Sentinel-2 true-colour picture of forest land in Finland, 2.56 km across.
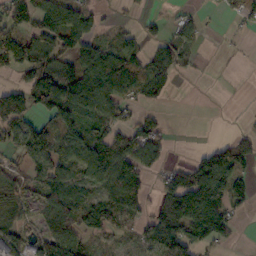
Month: October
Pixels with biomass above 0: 61%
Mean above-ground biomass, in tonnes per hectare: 74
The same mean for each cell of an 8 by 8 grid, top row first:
99 143 81 11 23 30 6 55
111 96 97 62 50 74 2 9
32 69 68 133 121 32 0 2
147 102 92 79 37 0 0 3
66 137 123 102 113 7 18 65
49 94 82 141 80 88 193 76
74 74 98 101 68 155 185 49
98 120 71 44 60 138 94 11
